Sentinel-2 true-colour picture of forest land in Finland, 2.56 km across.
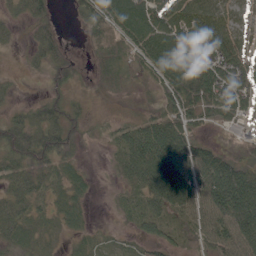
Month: June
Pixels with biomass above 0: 84%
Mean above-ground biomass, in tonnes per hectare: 64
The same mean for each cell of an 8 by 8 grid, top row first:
23 35 22 102 120 117 105 45
14 53 5 50 91 148 115 76
13 25 13 35 26 121 152 103
29 45 24 10 23 72 71 78
66 69 21 30 116 118 43 24
55 43 34 14 110 134 129 132
59 33 41 10 60 96 95 186
53 32 25 20 42 50 66 113
